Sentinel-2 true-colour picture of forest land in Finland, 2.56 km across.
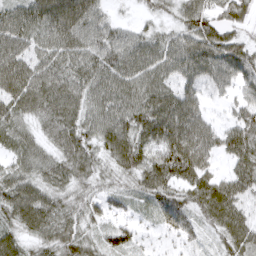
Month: March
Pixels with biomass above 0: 91%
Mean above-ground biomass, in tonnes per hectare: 58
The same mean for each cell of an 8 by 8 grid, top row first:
59 77 75 22 18 40 64 48
57 55 64 63 67 65 85 59
74 65 61 69 68 55 54 51
55 64 58 66 80 86 26 34
48 41 62 68 68 95 57 74
56 59 52 40 66 87 58 64
75 69 49 38 35 75 74 58
56 52 50 56 17 32 20 70
